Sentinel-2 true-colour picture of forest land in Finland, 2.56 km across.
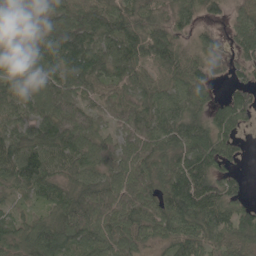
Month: May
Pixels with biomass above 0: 91%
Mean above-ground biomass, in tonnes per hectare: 90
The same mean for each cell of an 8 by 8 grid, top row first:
110 100 100 116 79 76 43 50
113 94 148 100 106 87 52 53
101 106 122 71 68 75 71 43
83 118 104 61 83 97 70 83
104 129 113 70 90 96 106 37
114 107 79 82 96 124 104 33
38 56 131 106 110 133 120 69
78 131 110 99 69 91 86 87
